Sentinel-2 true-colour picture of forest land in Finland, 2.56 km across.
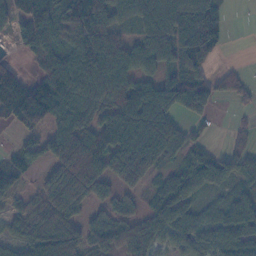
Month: November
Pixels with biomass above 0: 79%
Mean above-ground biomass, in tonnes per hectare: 78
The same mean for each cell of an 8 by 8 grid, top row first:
80 133 133 90 99 118 116 0
24 94 96 90 78 95 108 0
89 92 90 112 68 75 61 33
135 107 80 114 147 78 41 12
20 58 116 122 136 81 26 34
65 50 136 82 78 62 81 59
33 89 52 51 37 89 44 69
43 133 71 78 81 58 78 111
